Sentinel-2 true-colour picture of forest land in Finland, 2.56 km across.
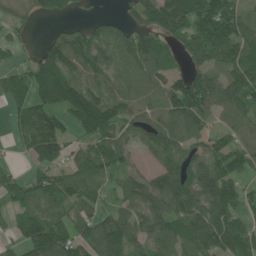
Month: June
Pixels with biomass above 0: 80%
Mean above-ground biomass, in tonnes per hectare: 86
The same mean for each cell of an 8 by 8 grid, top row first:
28 54 19 20 93 130 113 78
23 70 115 105 103 47 110 90
86 143 85 87 114 110 103 106
60 113 139 120 81 117 86 102
30 134 57 94 51 91 78 72
38 66 90 72 63 110 110 58
62 74 71 48 91 103 124 63
45 181 87 129 76 97 109 96
